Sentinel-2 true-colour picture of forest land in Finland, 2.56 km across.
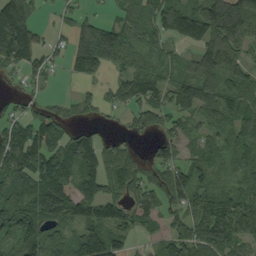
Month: September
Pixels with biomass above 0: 77%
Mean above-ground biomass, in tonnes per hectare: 62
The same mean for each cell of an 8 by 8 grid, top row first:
111 6 31 21 63 103 106 118
115 34 87 118 59 28 72 60
10 20 31 31 73 48 70 64
27 40 29 20 55 45 65 73
89 81 79 37 10 41 54 62
83 97 72 82 46 64 50 48
75 97 92 89 59 36 72 74
70 72 84 80 18 62 79 61
